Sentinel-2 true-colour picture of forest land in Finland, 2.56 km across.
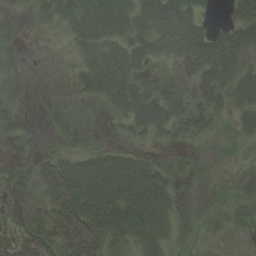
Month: August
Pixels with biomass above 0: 64%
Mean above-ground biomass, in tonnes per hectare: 31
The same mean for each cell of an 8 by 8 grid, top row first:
11 19 44 51 44 58 11 42
14 0 22 35 34 41 59 64
30 1 22 45 26 11 41 55
21 1 2 15 61 33 33 33
15 5 7 8 12 14 5 12
23 53 68 72 57 13 3 14
20 50 86 71 62 17 2 21
51 57 78 38 43 12 4 24
